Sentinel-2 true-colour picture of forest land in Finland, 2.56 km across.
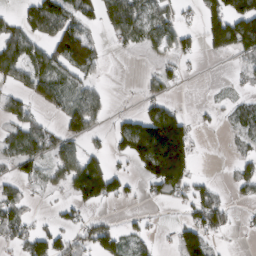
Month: March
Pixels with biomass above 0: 50%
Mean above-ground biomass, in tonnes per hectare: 56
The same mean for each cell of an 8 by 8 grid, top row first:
33 113 78 97 85 39 64 129
87 70 164 25 36 57 35 83
55 73 53 1 14 33 1 17
46 23 82 16 55 66 18 51
73 74 38 42 205 143 3 33
39 29 123 81 58 131 10 48
60 6 44 9 5 12 108 12
55 81 53 63 33 42 58 3
